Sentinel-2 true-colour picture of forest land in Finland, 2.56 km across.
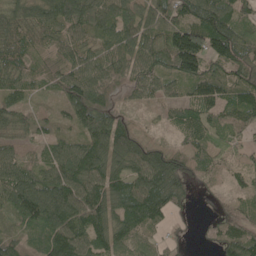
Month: May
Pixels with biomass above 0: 88%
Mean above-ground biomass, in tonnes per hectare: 86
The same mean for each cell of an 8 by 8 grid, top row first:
110 108 119 110 86 92 133 82
79 49 73 85 108 165 144 109
76 42 123 85 90 75 103 86
70 20 96 79 21 53 77 84
51 53 88 125 80 30 76 40
110 101 134 108 128 135 36 35
109 150 132 107 147 58 11 44
55 112 112 104 52 20 18 108
